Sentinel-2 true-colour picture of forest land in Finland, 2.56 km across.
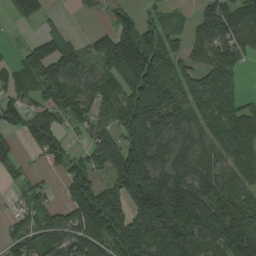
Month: August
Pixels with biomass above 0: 78%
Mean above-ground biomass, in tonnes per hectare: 114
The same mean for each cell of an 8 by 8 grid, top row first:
73 31 6 52 44 27 97 126
19 97 63 176 193 65 92 88
84 117 119 132 215 117 97 42
91 124 89 76 231 136 105 106
32 107 28 85 236 132 109 156
23 20 139 119 248 145 140 110
36 59 142 150 220 218 181 124
72 82 140 153 173 250 153 186
